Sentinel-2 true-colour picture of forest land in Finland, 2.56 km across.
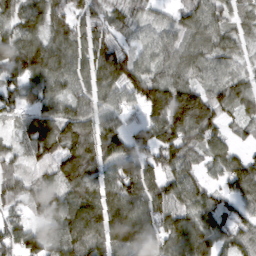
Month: March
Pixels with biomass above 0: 92%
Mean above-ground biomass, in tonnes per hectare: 92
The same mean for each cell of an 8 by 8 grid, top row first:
69 74 79 58 44 50 85 53
118 118 89 96 53 75 77 53
89 101 75 126 115 88 50 60
62 85 89 75 87 182 126 76
62 128 157 119 81 130 94 32
83 62 156 84 131 89 47 128
56 78 132 149 128 105 84 60
80 96 134 124 108 108 102 71
